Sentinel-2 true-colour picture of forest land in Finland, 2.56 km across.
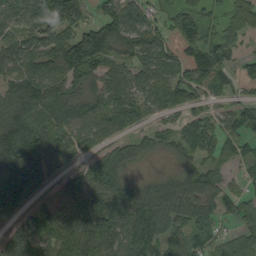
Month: September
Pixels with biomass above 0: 83%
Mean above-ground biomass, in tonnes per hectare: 81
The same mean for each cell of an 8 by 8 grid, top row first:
73 95 70 83 63 56 50 91
73 94 141 98 97 53 87 38
93 117 95 85 81 91 94 45
108 88 84 104 60 49 43 63
142 103 65 62 51 61 76 63
144 59 63 102 22 52 65 21
95 50 111 131 114 93 85 50
69 109 157 131 115 60 63 49
